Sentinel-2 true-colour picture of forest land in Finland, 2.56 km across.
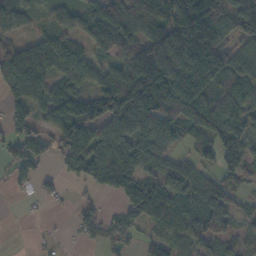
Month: November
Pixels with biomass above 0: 75%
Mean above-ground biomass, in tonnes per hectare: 89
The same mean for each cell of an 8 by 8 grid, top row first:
76 44 82 135 133 118 150 129
77 123 65 94 106 143 198 67
145 106 92 91 186 179 164 103
65 57 131 118 167 161 104 73
86 67 158 156 102 47 74 72
62 22 32 129 85 84 38 57
1 9 30 15 154 112 107 32
0 10 19 39 40 60 67 40
